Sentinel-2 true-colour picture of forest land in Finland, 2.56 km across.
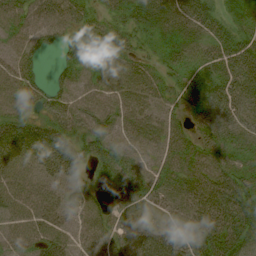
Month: August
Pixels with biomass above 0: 88%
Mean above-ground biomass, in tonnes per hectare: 49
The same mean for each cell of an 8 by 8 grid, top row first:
43 53 38 25 44 49 69 23
31 27 41 50 23 30 47 83
48 23 26 53 54 38 66 83
43 34 57 59 48 25 51 68
64 60 50 45 38 45 38 23
53 38 25 54 33 56 69 54
44 43 40 39 37 44 85 100
36 48 29 54 66 78 94 79
